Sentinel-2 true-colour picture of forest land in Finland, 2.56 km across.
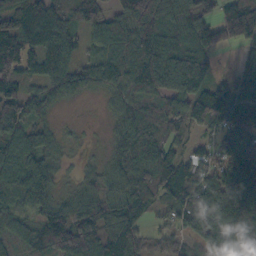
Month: October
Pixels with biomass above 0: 88%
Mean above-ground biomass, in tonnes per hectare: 105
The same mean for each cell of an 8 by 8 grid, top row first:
128 122 85 82 152 101 63 175
155 114 64 118 155 111 99 62
101 93 99 99 152 149 97 67
133 62 2 42 102 107 147 140
126 70 14 44 164 73 49 106
140 116 37 80 120 140 115 171
91 114 104 115 89 87 135 198
63 140 145 130 62 52 108 137
